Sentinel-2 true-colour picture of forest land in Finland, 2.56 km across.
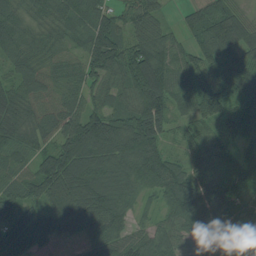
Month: August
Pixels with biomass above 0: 92%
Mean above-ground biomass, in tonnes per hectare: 76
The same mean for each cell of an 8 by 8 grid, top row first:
61 63 60 55 71 15 91 46
67 62 50 116 96 50 77 77
59 71 65 62 141 72 60 82
79 87 86 63 124 55 79 65
83 60 139 97 110 34 66 42
68 121 112 94 92 93 103 65
65 70 109 105 28 98 160 65
74 38 48 100 75 71 55 48
